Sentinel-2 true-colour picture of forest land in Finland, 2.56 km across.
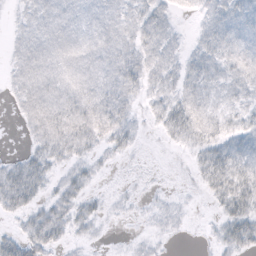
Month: October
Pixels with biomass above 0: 72%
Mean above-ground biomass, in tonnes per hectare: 14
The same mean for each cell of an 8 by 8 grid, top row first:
5 14 11 10 14 5 11 17
9 14 11 12 14 8 14 14
10 15 12 15 20 16 14 11
6 21 21 29 8 29 16 12
1 23 22 17 2 10 24 18
30 16 12 2 2 1 26 29
28 20 19 4 3 6 4 31
24 27 6 1 5 2 3 28
